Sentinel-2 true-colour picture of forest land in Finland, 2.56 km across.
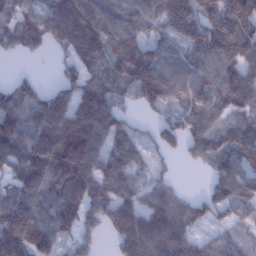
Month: January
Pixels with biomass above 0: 85%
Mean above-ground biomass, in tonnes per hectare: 137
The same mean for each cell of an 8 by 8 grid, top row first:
111 178 187 158 185 248 178 209
75 78 161 165 135 112 203 203
51 14 145 124 216 133 135 206
123 209 200 122 48 89 145 119
144 237 210 106 54 84 149 186
129 200 184 136 55 23 63 167
178 145 141 136 122 121 100 103
198 112 82 64 217 141 53 71
